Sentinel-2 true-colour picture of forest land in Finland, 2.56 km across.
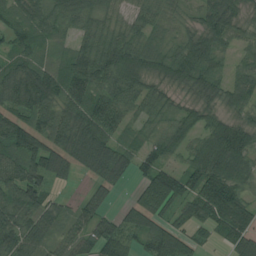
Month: July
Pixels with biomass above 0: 88%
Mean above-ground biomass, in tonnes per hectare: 79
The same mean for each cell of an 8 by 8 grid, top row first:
54 66 75 48 61 27 71 47
62 39 63 106 74 49 93 40
115 92 108 112 81 67 91 66
89 85 100 104 47 41 59 55
116 93 110 84 46 60 100 113
101 93 30 94 58 94 150 95
114 69 43 30 88 69 133 126
101 67 74 108 71 114 26 82
